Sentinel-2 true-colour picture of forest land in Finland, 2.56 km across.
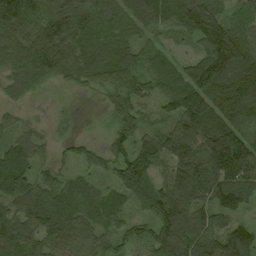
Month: August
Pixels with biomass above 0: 90%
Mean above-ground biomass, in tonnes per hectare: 76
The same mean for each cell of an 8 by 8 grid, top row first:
90 117 114 75 91 73 99 35
74 118 76 71 45 30 100 91
65 61 52 85 65 68 145 124
24 13 8 45 42 78 136 115
54 29 37 53 71 98 129 111
113 54 38 60 107 85 121 113
68 101 71 61 59 104 73 59
84 53 47 50 54 111 90 86
